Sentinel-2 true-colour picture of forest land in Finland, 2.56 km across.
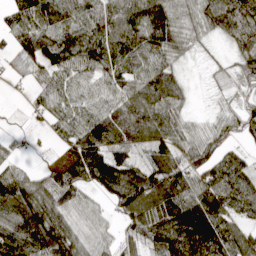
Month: April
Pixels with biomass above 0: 87%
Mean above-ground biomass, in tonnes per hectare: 85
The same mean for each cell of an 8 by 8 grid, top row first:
57 107 98 111 118 81 83 126
68 113 121 117 106 66 19 73
26 64 73 84 94 59 13 46
5 62 92 98 108 62 15 63
22 11 107 98 69 92 82 36
79 78 99 144 104 97 93 88
140 125 66 46 110 123 154 94
142 138 73 40 79 139 158 112
